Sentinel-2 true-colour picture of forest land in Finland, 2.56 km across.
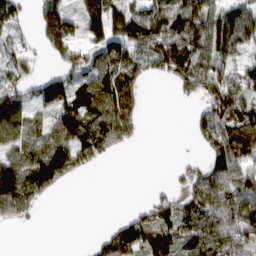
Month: March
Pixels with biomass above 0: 66%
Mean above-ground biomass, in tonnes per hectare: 75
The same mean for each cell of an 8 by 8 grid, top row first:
73 97 75 113 77 97 103 95
53 63 63 104 108 121 88 83
77 76 73 108 63 66 91 97
79 50 116 139 37 1 77 104
74 107 121 80 6 2 63 142
130 125 20 0 0 14 89 117
86 6 0 0 33 86 123 151
0 0 0 90 106 92 140 140
